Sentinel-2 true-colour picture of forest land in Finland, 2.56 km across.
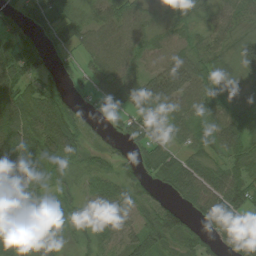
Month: August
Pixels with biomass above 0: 85%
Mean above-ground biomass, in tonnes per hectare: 51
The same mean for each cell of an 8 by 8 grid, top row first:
36 66 34 55 49 42 39 47
57 34 39 66 49 52 52 60
73 51 25 57 63 83 50 42
85 83 40 35 53 52 53 72
76 65 56 26 49 33 44 61
64 35 29 45 42 65 60 59
58 34 35 65 48 46 75 63
53 42 31 44 59 48 29 44
